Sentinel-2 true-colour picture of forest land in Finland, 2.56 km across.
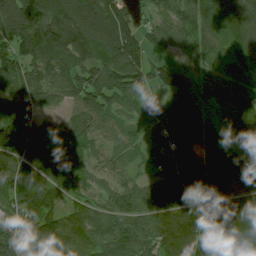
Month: July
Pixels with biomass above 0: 92%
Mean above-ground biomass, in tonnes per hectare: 99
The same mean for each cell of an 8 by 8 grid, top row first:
150 140 130 117 41 83 100 127
110 157 126 148 87 59 83 94
109 83 97 117 88 97 73 63
117 47 92 79 66 104 50 107
168 114 96 54 59 85 93 82
110 90 67 59 43 118 107 108
93 86 73 89 101 142 101 106
99 127 105 115 99 147 130 98
